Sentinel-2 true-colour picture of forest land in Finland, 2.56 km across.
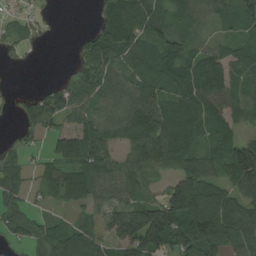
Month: August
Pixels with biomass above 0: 79%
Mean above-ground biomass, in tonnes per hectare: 78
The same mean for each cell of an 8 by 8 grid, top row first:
34 10 0 81 120 52 55 64
36 5 44 122 74 85 50 60
1 10 91 84 75 93 135 67
31 122 66 74 120 99 91 67
18 37 120 65 130 111 55 98
57 59 97 84 75 81 75 127
54 22 47 78 127 158 153 85
34 95 95 82 184 130 146 95
